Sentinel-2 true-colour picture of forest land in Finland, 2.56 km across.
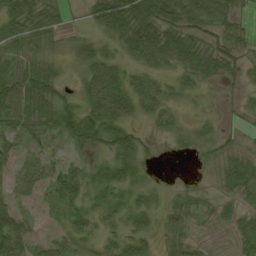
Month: August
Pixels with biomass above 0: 78%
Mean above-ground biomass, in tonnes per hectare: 33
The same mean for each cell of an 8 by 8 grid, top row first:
53 41 9 79 76 54 49 25
30 18 21 17 64 54 40 26
57 46 22 57 33 21 19 17
54 53 57 72 25 16 5 10
28 20 40 54 22 11 21 14
37 45 39 34 21 1 5 43
32 15 30 38 32 28 12 21
54 26 34 23 29 22 5 36
